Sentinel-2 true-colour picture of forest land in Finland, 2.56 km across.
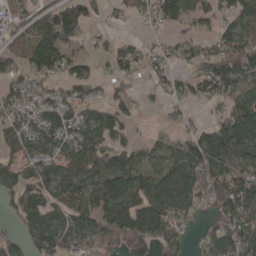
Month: April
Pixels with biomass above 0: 74%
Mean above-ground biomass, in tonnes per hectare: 90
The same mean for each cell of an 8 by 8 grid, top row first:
69 131 156 19 41 99 58 108
87 134 42 40 39 56 53 147
63 65 91 55 28 49 136 97
82 69 73 90 15 21 15 133
78 72 105 115 42 60 162 155
86 87 118 159 93 127 146 139
89 118 106 145 135 110 36 136
62 117 95 92 140 86 56 118
